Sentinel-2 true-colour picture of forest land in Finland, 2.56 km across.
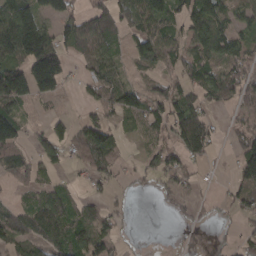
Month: March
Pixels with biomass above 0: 64%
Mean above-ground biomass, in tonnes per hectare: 70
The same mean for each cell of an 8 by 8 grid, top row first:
153 70 64 91 100 65 147 52
146 157 93 72 92 68 109 63
142 189 43 86 25 56 86 89
93 18 20 78 83 93 53 44
98 77 88 84 28 78 78 64
63 29 18 41 30 64 6 83
65 128 56 35 0 15 10 54
112 113 92 63 1 5 2 42
